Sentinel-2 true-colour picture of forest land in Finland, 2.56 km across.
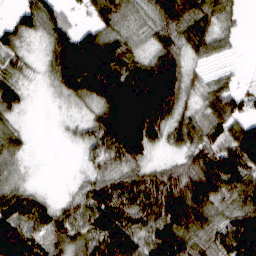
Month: March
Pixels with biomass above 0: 84%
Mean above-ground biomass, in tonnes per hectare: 92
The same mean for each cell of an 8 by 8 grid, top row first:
64 112 26 113 53 169 92 27
68 62 166 109 38 87 67 13
55 36 189 210 166 141 41 21
58 2 22 185 230 92 78 75
52 0 39 140 146 56 89 154
44 0 21 79 81 97 150 121
95 61 78 138 113 160 110 110
118 70 82 150 106 151 77 149
